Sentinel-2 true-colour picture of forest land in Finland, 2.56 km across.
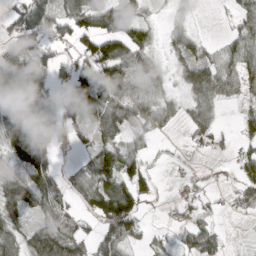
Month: March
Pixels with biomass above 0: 68%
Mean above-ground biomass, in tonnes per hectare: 51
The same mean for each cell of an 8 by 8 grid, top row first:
49 74 81 72 22 10 0 17
40 49 55 76 55 29 18 55
72 52 93 118 62 19 76 46
102 61 78 107 80 27 55 12
101 77 38 57 30 7 23 19
48 52 49 88 76 4 9 31
78 57 38 132 39 12 15 34
52 103 55 67 29 19 49 0
